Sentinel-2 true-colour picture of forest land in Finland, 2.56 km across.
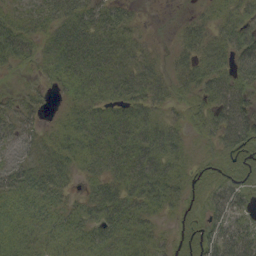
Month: September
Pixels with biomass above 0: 87%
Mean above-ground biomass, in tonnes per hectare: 36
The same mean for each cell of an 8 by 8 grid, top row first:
32 42 51 39 6 3 23 36
63 37 58 53 23 23 45 50
6 22 52 53 53 32 49 46
37 12 37 36 39 16 36 56
37 33 46 52 50 33 14 45
49 55 23 39 60 34 17 18
32 30 28 52 42 21 32 27
40 28 28 41 35 20 40 55
